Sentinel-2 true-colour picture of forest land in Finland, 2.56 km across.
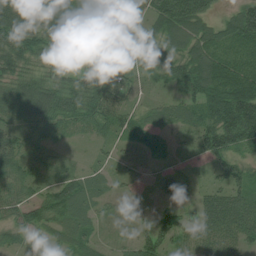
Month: July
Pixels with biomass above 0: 88%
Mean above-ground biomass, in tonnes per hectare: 61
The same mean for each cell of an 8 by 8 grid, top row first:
81 75 70 74 41 116 56 94
87 67 60 84 62 59 80 73
67 52 66 73 30 63 104 94
72 85 80 73 34 45 78 153
60 35 6 27 20 15 97 80
65 29 53 29 16 39 22 66
66 88 69 14 11 52 80 104
34 26 48 11 67 60 71 66
